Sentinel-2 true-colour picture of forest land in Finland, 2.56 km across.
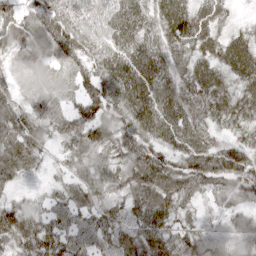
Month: May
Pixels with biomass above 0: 94%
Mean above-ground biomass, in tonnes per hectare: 73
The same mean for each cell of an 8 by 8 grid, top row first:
58 85 47 55 68 99 86 18
55 66 78 63 88 71 81 106
53 55 61 85 102 75 102 78
61 62 69 79 94 86 77 86
89 42 63 76 92 68 80 56
58 21 50 56 110 92 106 89
56 56 67 71 104 72 32 47
109 117 70 70 101 80 65 57
